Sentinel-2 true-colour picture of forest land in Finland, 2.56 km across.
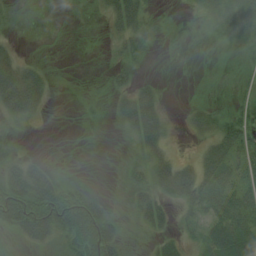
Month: August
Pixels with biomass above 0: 57%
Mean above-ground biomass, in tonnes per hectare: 23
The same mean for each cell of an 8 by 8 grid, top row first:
6 0 0 26 25 1 18 42
11 1 0 11 18 0 2 14
56 16 2 12 12 0 3 4
36 8 4 12 57 3 24 24
8 0 2 1 33 7 26 47
32 21 2 1 24 56 40 42
103 78 87 9 35 21 42 48
10 30 64 44 11 17 29 42
